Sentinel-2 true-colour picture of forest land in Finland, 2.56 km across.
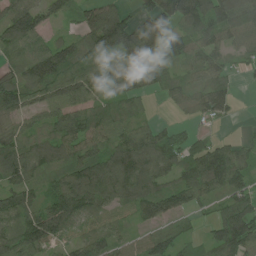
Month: July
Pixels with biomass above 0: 85%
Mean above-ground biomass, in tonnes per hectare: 79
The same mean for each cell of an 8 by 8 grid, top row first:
107 55 57 126 91 153 139 123
77 72 88 111 166 83 72 65
88 110 80 74 109 56 77 16
68 59 68 49 27 29 81 7
76 88 80 76 119 64 47 37
76 47 120 131 111 64 117 66
91 93 109 47 70 64 27 83
87 79 47 50 53 54 45 132
